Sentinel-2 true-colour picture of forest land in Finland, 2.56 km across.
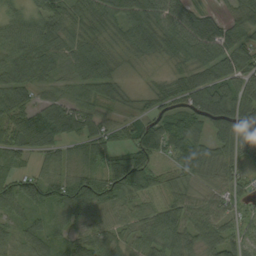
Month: September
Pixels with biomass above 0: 93%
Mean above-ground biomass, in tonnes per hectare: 69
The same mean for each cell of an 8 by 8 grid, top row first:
52 79 74 72 78 100 67 65
71 68 55 41 59 68 102 82
74 50 59 63 19 51 71 92
94 68 65 31 47 88 106 93
89 76 64 69 127 78 58 84
83 65 90 137 123 45 49 53
51 72 100 53 41 65 48 42
41 53 58 45 57 78 64 68
